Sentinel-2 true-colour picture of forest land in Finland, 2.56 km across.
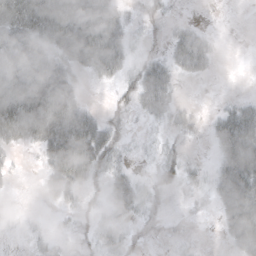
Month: October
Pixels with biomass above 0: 53%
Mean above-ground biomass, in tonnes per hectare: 33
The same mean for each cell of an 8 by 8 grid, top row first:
82 81 79 52 10 3 1 0
64 45 87 67 7 35 25 0
73 81 18 26 45 23 8 0
92 89 50 12 22 20 6 44
29 59 84 33 4 12 13 91
4 32 54 32 8 24 17 94
2 6 14 27 14 1 4 90
2 10 5 23 1 5 0 58
